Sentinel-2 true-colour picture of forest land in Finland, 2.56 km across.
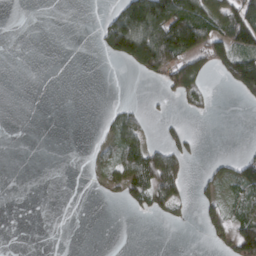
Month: March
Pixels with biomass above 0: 29%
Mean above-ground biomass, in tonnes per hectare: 35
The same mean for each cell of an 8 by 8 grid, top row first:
0 0 0 48 173 139 91 149
0 0 0 79 189 122 90 86
0 0 0 0 20 85 28 80
0 0 0 17 17 5 8 1
0 0 0 38 56 52 0 2
0 0 1 56 118 82 25 67
0 0 0 2 33 41 41 43
0 0 0 0 0 0 18 114
